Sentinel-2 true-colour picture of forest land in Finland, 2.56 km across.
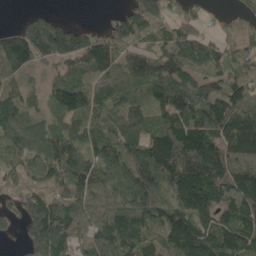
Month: May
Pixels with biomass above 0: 86%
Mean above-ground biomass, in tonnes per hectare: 138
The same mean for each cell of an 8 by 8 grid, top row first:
10 67 1 41 147 71 31 63
186 167 180 150 79 120 106 92
57 48 92 137 138 127 129 136
139 74 143 90 96 146 146 156
154 155 128 159 182 196 163 171
117 137 198 183 268 198 164 185
94 161 198 228 243 209 138 163
30 185 152 238 146 185 159 152
